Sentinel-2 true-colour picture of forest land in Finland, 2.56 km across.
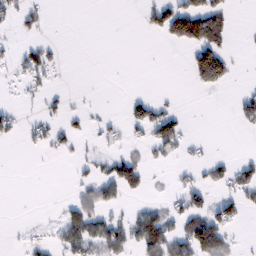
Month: February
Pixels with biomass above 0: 27%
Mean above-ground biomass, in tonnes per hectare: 27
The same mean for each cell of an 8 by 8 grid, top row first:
41 15 0 0 27 101 98 1
18 32 0 0 0 15 98 2
20 27 0 0 0 0 90 4
19 17 13 3 41 28 1 32
9 36 14 15 25 47 6 1
0 0 20 59 39 12 22 39
1 2 65 27 26 27 54 34
5 18 66 56 72 61 100 9
